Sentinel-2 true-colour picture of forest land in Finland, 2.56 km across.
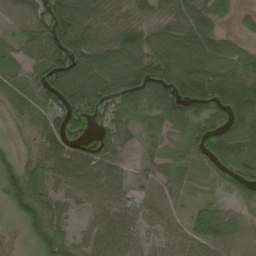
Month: August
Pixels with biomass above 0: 85%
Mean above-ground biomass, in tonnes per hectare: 63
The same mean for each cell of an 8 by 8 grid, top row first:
67 103 93 44 36 53 63 17
35 88 106 86 83 76 71 38
24 96 145 119 108 113 98 77
15 48 83 55 60 72 81 111
19 74 65 74 28 43 84 74
63 51 96 70 26 32 26 67
41 60 31 58 43 32 41 28
8 66 36 79 43 52 84 64
